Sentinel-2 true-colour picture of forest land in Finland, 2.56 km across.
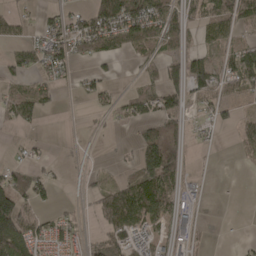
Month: April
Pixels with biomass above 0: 54%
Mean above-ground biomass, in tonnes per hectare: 47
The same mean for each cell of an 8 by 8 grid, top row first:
37 23 47 123 117 56 70 75
46 81 48 55 50 47 31 60
36 35 27 17 27 58 89 80
56 17 4 28 56 70 33 25
8 9 7 5 92 84 8 35
50 33 15 16 104 73 2 2
126 28 15 110 108 47 5 1
140 64 38 84 35 40 11 8
